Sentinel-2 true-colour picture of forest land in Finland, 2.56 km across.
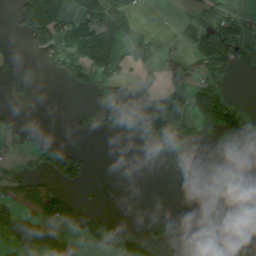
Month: August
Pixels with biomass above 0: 34%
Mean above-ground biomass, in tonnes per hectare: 37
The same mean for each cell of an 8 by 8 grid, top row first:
41 121 64 81 7 8 35 47
3 69 88 85 85 12 100 59
15 3 53 67 47 61 35 7
5 2 10 107 99 32 86 34
14 21 14 0 14 79 17 59
43 26 38 0 0 25 9 7
48 77 53 0 0 0 0 0
57 79 50 41 44 11 0 0
